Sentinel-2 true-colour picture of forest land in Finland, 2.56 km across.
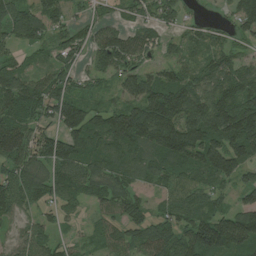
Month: July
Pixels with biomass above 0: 87%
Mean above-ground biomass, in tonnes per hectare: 90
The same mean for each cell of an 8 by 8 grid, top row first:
128 79 26 34 56 56 9 80
62 52 66 107 70 39 65 30
106 82 50 50 118 107 102 114
110 92 105 92 151 166 150 149
128 123 127 119 125 183 152 128
109 91 93 101 66 86 91 73
81 44 37 74 50 71 77 80
50 70 37 61 95 104 199 148
